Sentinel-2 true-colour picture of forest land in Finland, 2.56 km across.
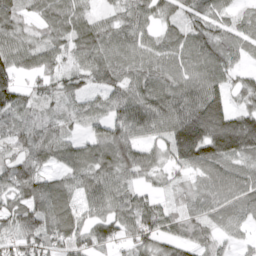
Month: April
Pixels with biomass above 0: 88%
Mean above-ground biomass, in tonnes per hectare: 81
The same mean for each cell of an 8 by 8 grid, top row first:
61 66 58 41 73 51 74 40
81 70 87 82 68 78 88 61
69 59 54 75 81 92 112 45
78 46 55 72 119 132 218 72
59 99 67 124 82 165 179 159
96 63 82 94 58 34 90 82
85 127 80 89 77 40 62 73
76 81 72 65 75 71 59 32
